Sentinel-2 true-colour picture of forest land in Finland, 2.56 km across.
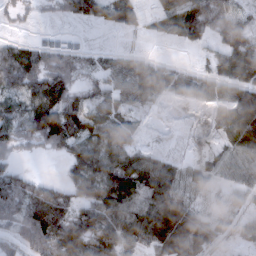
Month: February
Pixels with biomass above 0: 79%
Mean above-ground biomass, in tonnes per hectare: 62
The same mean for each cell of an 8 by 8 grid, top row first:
20 8 52 46 29 72 128 55
53 47 31 15 14 11 38 111
91 82 39 52 91 75 66 87
55 91 78 40 21 4 26 109
56 63 65 54 21 7 7 91
67 14 61 98 90 62 28 51
96 148 69 101 104 117 21 24
53 109 97 99 79 149 75 28
